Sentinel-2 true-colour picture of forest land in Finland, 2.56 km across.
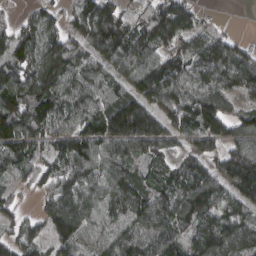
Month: March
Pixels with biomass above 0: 88%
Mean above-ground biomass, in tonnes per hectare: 100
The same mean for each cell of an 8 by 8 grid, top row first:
19 66 92 119 67 160 16 0
94 119 90 121 101 88 110 72
113 152 105 87 137 152 124 114
116 115 97 150 140 120 163 58
113 64 130 121 108 65 76 94
41 79 105 98 73 91 106 158
42 68 117 105 140 113 115 96
74 67 84 103 134 96 145 107
